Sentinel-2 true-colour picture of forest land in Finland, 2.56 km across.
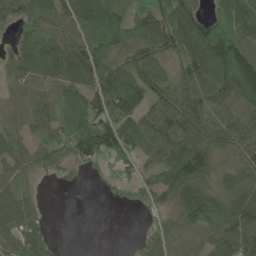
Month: May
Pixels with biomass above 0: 82%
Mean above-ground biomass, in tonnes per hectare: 77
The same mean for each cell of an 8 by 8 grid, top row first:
64 79 103 103 73 114 68 111
54 92 92 95 92 86 149 139
53 77 98 107 97 67 107 163
52 83 95 108 91 94 73 83
58 64 86 129 95 96 82 85
57 17 17 33 43 129 76 96
120 8 6 7 24 71 108 117
73 58 0 0 35 37 53 101
